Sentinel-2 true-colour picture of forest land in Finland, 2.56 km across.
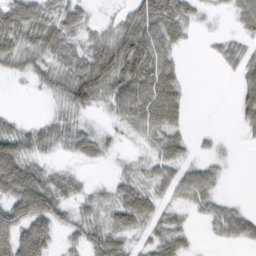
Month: February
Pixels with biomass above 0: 73%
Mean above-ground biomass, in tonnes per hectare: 39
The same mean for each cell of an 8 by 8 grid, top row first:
63 44 34 10 69 61 10 35
54 54 36 67 79 29 5 40
11 36 83 74 86 39 0 61
6 7 32 27 77 51 25 33
55 30 38 13 19 42 41 4
92 32 14 11 20 61 36 1
59 62 21 33 57 37 29 17
70 49 29 47 44 33 7 30
